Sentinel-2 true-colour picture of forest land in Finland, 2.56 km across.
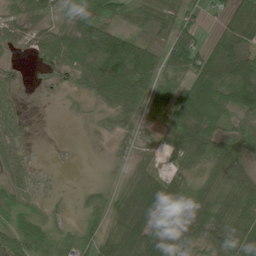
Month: June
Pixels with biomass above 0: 75%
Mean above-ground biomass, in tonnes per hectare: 47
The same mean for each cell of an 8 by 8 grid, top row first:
33 30 62 43 51 45 11 71
29 69 90 110 78 71 36 83
19 9 29 99 79 38 106 119
25 0 3 34 34 70 102 67
43 1 1 8 12 33 70 50
44 8 0 9 39 33 34 46
37 13 13 38 83 56 68 62
60 44 38 51 97 57 46 72
